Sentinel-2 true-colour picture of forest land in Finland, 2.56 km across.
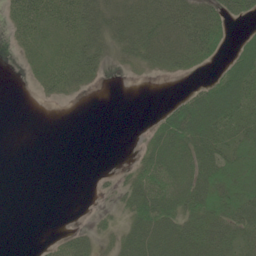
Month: June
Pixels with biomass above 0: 55%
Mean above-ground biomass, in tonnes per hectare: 27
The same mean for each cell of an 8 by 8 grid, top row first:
44 62 65 39 44 58 49 26
14 32 48 25 39 44 43 24
0 35 31 1 3 5 16 55
0 0 0 0 0 41 65 53
0 0 0 0 16 60 53 43
0 0 0 5 39 47 46 44
0 0 0 8 51 37 49 47
0 5 24 16 59 54 42 28
